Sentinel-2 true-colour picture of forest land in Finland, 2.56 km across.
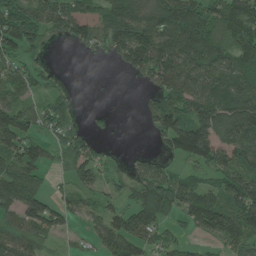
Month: June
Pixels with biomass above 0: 73%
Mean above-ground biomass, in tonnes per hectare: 92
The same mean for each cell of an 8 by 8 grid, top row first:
126 102 92 115 127 171 133 124
103 24 36 97 169 172 146 105
86 37 0 1 45 138 110 97
135 92 17 11 42 131 164 172
111 59 77 9 1 126 169 114
162 49 76 43 78 70 63 137
125 110 52 51 129 99 144 152
127 55 25 104 75 41 47 101
